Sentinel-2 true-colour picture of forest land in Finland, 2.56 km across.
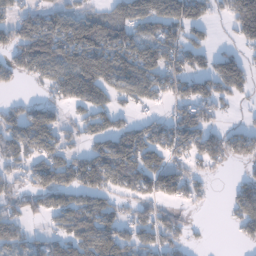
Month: January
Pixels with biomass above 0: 65%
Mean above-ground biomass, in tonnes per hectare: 80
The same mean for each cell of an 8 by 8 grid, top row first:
69 87 87 84 127 133 62 147
97 153 172 152 117 104 48 36
45 83 144 102 121 94 93 99
55 67 51 77 22 57 59 11
90 91 38 111 128 99 86 75
47 93 113 121 122 89 29 24
45 76 90 63 54 35 9 86
57 45 103 131 54 52 5 23
